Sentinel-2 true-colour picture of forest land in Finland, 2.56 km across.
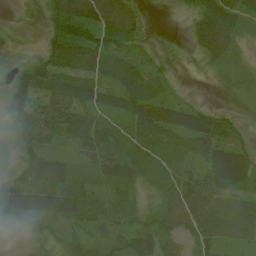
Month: July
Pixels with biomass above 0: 84%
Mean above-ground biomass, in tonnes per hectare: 37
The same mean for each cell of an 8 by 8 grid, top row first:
3 30 69 56 15 4 54 38
10 31 61 42 14 0 48 16
35 54 51 41 44 6 3 21
41 59 55 40 62 43 29 10
31 41 51 38 37 38 58 36
32 62 34 44 30 39 56 58
51 52 40 23 24 53 68 44
7 20 28 29 45 46 47 30
